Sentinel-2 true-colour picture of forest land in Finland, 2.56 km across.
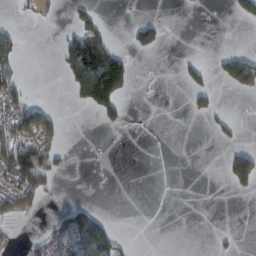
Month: February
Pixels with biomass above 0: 21%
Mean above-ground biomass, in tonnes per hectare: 29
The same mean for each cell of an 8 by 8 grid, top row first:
5 11 33 1 7 0 0 33
46 0 129 50 36 0 0 7
48 0 151 219 0 7 28 100
76 28 10 60 0 0 33 1
83 50 0 0 0 0 3 22
87 50 0 0 0 0 0 115
50 5 38 0 0 0 0 0
8 55 98 73 0 0 1 5
